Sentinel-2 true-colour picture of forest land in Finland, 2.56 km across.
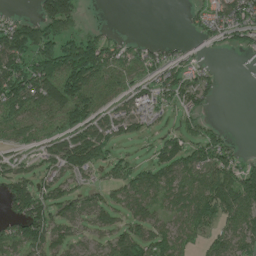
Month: June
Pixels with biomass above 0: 68%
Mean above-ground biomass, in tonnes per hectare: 71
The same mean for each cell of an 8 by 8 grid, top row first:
26 130 54 0 0 0 64 84
149 124 186 65 41 21 15 41
141 150 180 85 57 80 44 0
97 94 121 60 75 44 26 0
36 67 151 71 18 72 103 14
71 54 61 47 77 79 87 124
69 87 52 61 63 49 97 126
88 89 33 63 90 70 54 88
